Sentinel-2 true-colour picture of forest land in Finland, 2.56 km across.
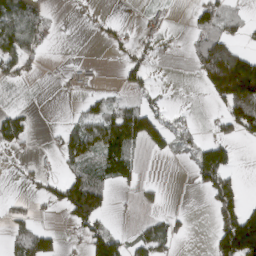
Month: March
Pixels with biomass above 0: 37%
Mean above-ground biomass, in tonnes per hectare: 51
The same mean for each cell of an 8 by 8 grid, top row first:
121 31 3 5 13 3 67 37
103 22 0 18 17 3 132 61
35 1 13 1 41 1 125 250
30 0 20 66 86 16 6 158
41 8 91 128 69 54 66 32
6 30 80 70 11 0 119 32
16 21 169 29 10 4 22 99
44 60 21 97 53 35 16 219
